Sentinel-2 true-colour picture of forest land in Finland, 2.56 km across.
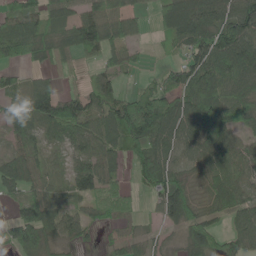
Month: May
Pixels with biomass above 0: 79%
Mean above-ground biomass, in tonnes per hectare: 75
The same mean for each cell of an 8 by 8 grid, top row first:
71 72 77 82 28 164 126 138
98 88 84 82 15 42 131 132
46 43 17 49 17 72 100 96
89 124 95 88 114 114 122 83
64 44 63 76 104 93 107 63
97 53 73 46 69 85 57 70
40 96 36 53 13 110 41 70
89 84 36 28 40 24 97 93
